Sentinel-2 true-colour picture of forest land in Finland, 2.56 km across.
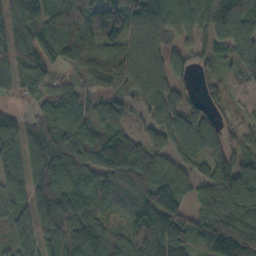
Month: October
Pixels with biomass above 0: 90%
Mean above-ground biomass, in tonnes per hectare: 95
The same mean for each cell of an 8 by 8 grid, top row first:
120 106 125 128 125 120 117 140
112 83 132 96 113 71 62 127
84 65 48 114 99 66 46 44
33 63 77 69 58 99 66 43
109 90 133 101 81 101 125 47
94 125 99 84 91 96 89 125
66 110 95 69 112 112 117 161
48 79 82 81 126 116 116 151
